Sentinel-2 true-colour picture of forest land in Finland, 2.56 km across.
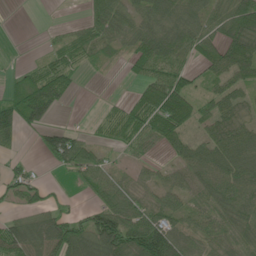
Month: June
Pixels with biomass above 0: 71%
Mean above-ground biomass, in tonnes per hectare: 50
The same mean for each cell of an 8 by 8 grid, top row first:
0 0 9 68 54 78 59 79
0 19 58 31 68 86 46 79
26 82 16 1 48 68 31 49
97 59 0 27 82 88 38 46
18 54 68 31 39 43 52 68
40 4 35 40 20 39 67 67
22 38 14 75 54 44 43 58
87 88 83 120 123 64 40 49
